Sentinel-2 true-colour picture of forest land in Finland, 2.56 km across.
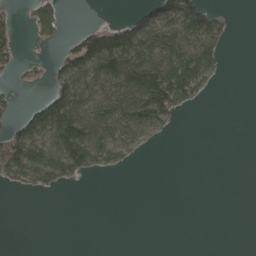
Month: April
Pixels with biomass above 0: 36%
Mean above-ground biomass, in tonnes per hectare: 44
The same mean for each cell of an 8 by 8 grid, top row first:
22 71 0 2 39 110 84 0
42 10 91 158 89 101 92 0
19 41 89 85 143 156 56 0
32 126 98 84 112 75 0 0
129 92 172 96 37 1 0 0
82 104 51 12 0 0 0 0
0 0 0 0 0 0 0 0
0 0 0 0 0 0 0 0
